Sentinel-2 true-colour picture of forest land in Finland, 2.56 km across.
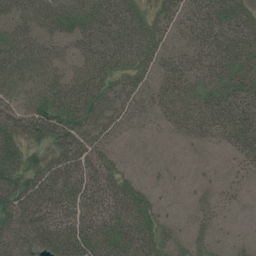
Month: July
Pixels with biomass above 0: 81%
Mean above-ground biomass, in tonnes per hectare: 49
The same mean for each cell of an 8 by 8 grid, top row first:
51 70 70 62 43 47 66 58
68 51 39 62 55 39 62 61
61 59 66 48 36 48 44 56
53 73 71 60 38 32 48 54
65 50 73 26 3 6 15 48
72 78 71 53 8 3 4 14
84 78 63 61 52 4 20 7
81 95 84 72 71 25 17 7
